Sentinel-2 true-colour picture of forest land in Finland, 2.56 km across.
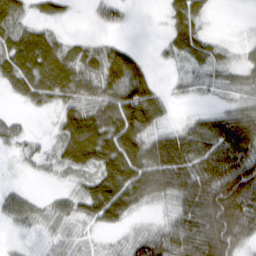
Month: March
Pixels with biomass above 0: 77%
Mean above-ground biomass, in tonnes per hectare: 57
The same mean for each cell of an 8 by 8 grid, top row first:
59 30 2 32 0 44 21 2
79 75 38 44 6 44 45 21
69 82 70 81 62 17 34 39
8 21 83 91 105 8 27 70
28 21 123 108 82 78 90 100
4 16 42 104 109 101 95 126
49 34 49 101 34 48 127 117
10 25 34 17 66 75 127 88
